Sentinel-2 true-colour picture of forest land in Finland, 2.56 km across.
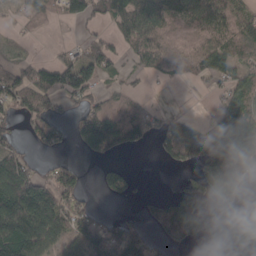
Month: March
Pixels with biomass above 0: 59%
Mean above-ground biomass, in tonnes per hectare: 75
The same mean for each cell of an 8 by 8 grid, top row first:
28 60 78 84 170 122 125 63
11 7 33 61 76 58 85 56
89 94 118 18 20 26 43 63
61 66 63 84 45 18 13 115
49 54 57 116 45 100 122 187
148 59 45 81 5 11 132 97
172 142 67 5 32 124 76 29
172 122 98 125 92 94 22 73
